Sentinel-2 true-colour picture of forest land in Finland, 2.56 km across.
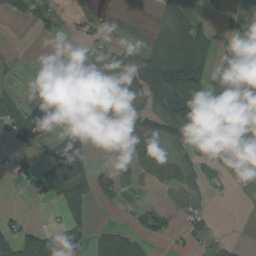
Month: August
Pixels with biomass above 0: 50%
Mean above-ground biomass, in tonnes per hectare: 52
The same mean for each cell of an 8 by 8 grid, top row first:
33 29 12 4 1 43 8 19
1 0 49 34 27 110 63 16
14 32 215 77 115 134 73 67
72 122 98 76 96 149 106 66
44 32 98 6 63 50 84 81
40 98 96 49 27 41 19 75
6 11 71 11 36 15 18 0
56 44 33 62 36 15 35 6
